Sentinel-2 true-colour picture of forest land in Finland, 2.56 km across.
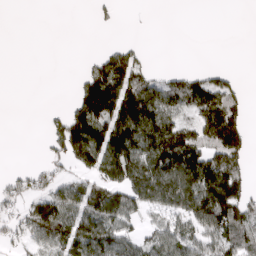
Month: March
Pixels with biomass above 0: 52%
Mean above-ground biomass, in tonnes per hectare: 71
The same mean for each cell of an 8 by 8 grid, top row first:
0 0 0 15 1 0 0 0
0 0 0 40 16 0 0 0
0 0 49 163 91 56 65 16
0 19 128 164 167 101 120 59
0 53 170 161 151 187 106 87
30 48 57 107 161 162 157 78
53 119 94 140 83 95 159 124
48 90 114 108 75 101 84 91
